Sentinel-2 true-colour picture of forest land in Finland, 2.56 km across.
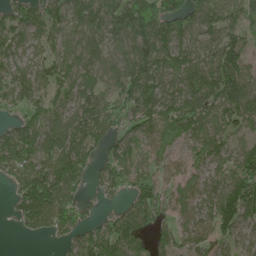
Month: June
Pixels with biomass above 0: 85%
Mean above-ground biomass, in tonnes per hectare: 87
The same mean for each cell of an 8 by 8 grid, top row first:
78 103 94 114 180 114 98 71
77 61 98 85 137 102 86 89
94 86 73 89 134 91 141 143
42 79 85 78 99 124 103 128
116 95 116 61 58 62 90 49
75 134 92 76 57 42 65 113
54 149 65 24 104 57 66 144
4 23 73 113 59 65 64 56
